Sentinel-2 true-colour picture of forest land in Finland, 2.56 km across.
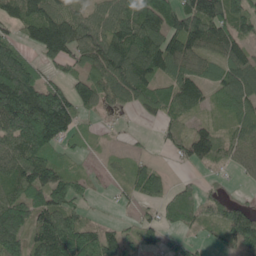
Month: May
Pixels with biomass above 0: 77%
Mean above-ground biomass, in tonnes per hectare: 90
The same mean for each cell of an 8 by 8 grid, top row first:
111 140 87 106 128 132 174 114
83 148 116 158 165 125 103 95
173 66 76 120 117 96 69 133
196 252 78 24 43 66 33 79
106 129 33 9 9 57 104 84
98 119 44 25 73 12 9 27
125 139 52 8 30 68 60 71
109 126 126 80 70 37 25 106
